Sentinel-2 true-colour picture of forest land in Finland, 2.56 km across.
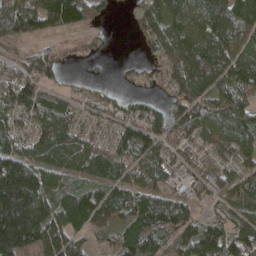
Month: April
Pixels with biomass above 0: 84%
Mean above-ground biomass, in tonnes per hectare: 114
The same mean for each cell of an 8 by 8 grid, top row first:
197 160 142 22 82 103 128 129
40 48 30 5 35 134 140 108
125 82 18 7 25 127 162 145
114 139 55 75 80 86 133 150
113 153 120 97 138 93 98 130
295 127 81 89 114 53 74 84
360 168 133 124 143 100 42 100
330 234 66 49 147 105 146 137
